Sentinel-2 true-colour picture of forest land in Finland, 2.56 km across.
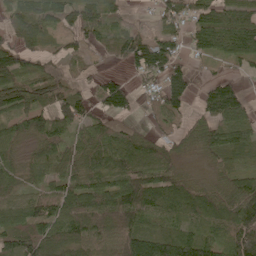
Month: May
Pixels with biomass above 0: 83%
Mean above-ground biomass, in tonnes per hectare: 82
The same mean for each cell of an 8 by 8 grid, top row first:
86 112 127 64 3 66 83 86
98 43 52 75 148 74 85 100
85 91 22 52 36 109 30 37
91 101 92 94 19 69 83 102
60 81 64 89 79 48 80 82
44 66 86 95 107 68 26 81
82 80 124 130 111 77 85 118
92 108 99 90 127 110 87 140
